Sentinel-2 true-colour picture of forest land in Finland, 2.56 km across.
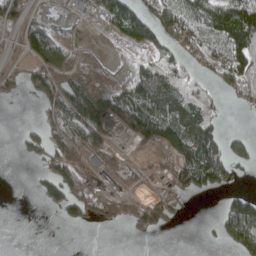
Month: April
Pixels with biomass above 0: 56%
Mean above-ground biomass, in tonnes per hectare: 61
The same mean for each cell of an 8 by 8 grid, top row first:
65 76 22 104 85 100 122 170
29 106 25 7 61 53 62 131
34 86 74 38 100 75 30 100
0 52 113 117 172 114 69 9
10 68 89 38 56 103 119 36
0 67 78 85 22 71 129 16
0 28 64 55 84 34 0 121
0 0 0 0 12 0 3 94
